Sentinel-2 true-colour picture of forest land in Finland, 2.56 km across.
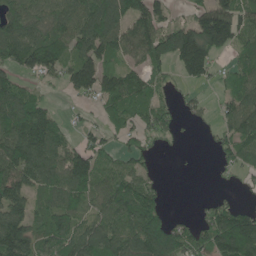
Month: June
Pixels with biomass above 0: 72%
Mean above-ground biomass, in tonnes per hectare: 93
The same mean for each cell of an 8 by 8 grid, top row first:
105 102 122 137 119 24 125 109
127 133 111 99 114 173 168 73
70 34 148 91 90 36 52 87
145 73 15 79 93 40 18 114
155 143 59 45 41 12 9 107
125 135 152 100 74 1 1 28
100 81 72 100 138 3 44 57
178 83 105 124 184 141 122 194
